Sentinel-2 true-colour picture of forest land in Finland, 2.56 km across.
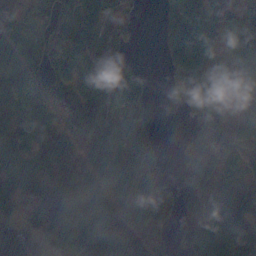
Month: November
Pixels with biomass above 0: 80%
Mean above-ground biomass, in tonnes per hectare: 99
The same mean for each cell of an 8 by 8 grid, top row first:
65 86 130 70 9 92 106 160
81 81 94 84 2 106 55 127
117 108 88 145 71 100 111 97
99 92 122 134 69 21 201 28
106 164 87 130 111 10 73 73
117 107 81 109 115 51 116 62
48 133 136 127 183 97 94 178
107 64 105 144 85 28 169 164
